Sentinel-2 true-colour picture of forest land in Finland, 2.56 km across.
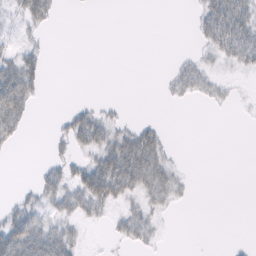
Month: February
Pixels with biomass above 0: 34%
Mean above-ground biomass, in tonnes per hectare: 16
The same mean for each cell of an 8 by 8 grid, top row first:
11 25 0 0 0 0 36 49
14 5 0 0 0 1 19 52
62 6 0 0 0 20 17 4
54 0 22 8 0 0 2 1
11 8 28 39 49 3 0 0
0 24 35 69 54 19 0 0
22 23 33 18 23 7 0 0
63 56 14 6 18 0 0 1
